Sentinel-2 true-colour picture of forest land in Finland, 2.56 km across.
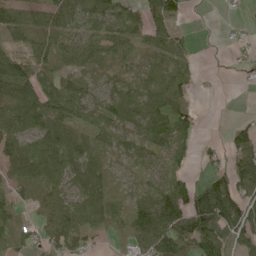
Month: June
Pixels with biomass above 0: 76%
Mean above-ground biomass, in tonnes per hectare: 52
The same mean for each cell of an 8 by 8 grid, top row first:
51 61 47 56 57 44 0 4
42 65 75 44 28 49 0 11
112 59 53 29 49 49 2 3
68 83 56 56 84 122 1 3
60 70 68 46 65 90 8 64
59 54 54 27 31 41 31 89
27 43 60 37 57 89 136 78
33 43 51 7 67 114 99 52
